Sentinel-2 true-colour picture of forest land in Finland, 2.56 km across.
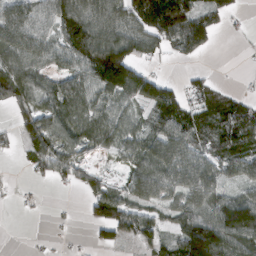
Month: March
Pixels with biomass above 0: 71%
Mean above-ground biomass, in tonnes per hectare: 70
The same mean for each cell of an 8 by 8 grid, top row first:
90 68 114 88 117 154 65 14
109 73 129 141 86 66 40 4
109 50 67 174 108 5 29 4
53 69 71 71 48 87 83 84
35 91 58 62 79 97 66 81
3 44 59 22 79 81 91 58
7 3 12 126 65 69 94 164
0 5 4 52 52 72 194 115
